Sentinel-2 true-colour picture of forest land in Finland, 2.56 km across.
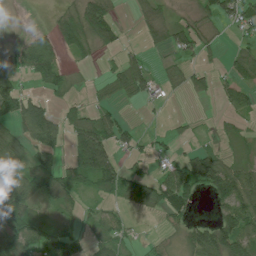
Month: July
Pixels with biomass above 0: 58%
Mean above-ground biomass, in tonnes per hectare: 50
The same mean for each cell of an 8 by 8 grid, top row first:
2 12 78 53 28 18 45 54
33 74 60 37 20 49 23 23
48 77 12 44 63 27 26 52
78 63 43 36 6 2 1 39
43 89 117 84 16 16 13 23
71 110 89 85 44 97 120 83
92 23 30 25 38 72 16 102
99 78 25 43 12 21 99 105
